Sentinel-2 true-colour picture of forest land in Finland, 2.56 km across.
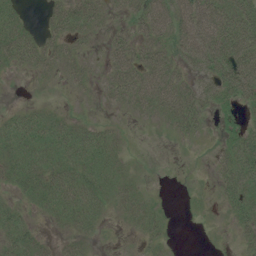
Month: July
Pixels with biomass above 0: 64%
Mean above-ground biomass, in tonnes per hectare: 33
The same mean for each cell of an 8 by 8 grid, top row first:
35 20 47 17 47 67 82 69
53 33 18 34 44 43 79 76
3 10 18 39 63 50 36 85
17 25 7 9 25 62 27 27
54 49 55 35 1 9 3 47
44 54 58 40 6 0 3 63
25 39 57 20 28 1 5 40
44 12 24 0 16 4 1 15
